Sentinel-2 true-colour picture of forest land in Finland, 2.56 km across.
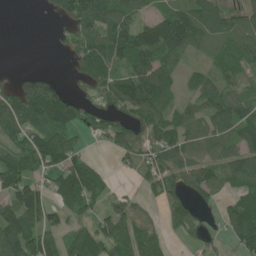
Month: June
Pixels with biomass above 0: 72%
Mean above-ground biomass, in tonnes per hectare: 75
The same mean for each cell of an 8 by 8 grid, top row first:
0 23 134 111 46 117 97 53
0 2 67 108 130 121 63 87
50 75 41 89 142 50 54 51
140 170 81 65 110 71 83 78
67 133 37 69 74 88 93 74
84 51 122 23 46 83 87 87
99 73 70 44 18 62 31 92
117 70 71 87 81 15 36 76
